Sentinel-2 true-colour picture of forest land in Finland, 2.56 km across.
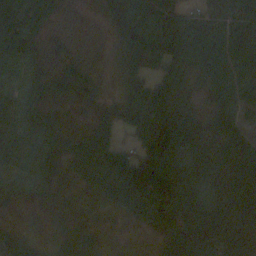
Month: October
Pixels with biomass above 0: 90%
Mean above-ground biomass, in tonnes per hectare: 53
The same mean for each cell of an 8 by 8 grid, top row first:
43 33 7 38 82 79 26 56
38 21 16 18 105 100 62 85
18 46 73 8 63 72 49 74
31 35 6 43 98 94 34 38
38 42 51 78 82 116 48 62
36 32 35 98 130 74 50 75
20 16 15 28 82 91 68 73
37 20 28 3 4 82 91 89
